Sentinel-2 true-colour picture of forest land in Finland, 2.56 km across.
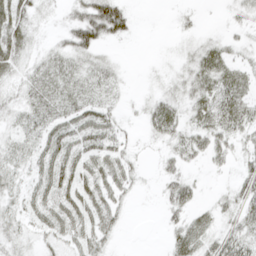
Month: April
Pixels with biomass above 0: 69%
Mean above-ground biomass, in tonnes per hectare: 23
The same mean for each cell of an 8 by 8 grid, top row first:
34 9 33 75 0 5 1 17
35 13 45 7 0 7 25 14
22 35 30 21 2 19 38 31
22 33 33 21 15 28 36 40
22 30 29 30 6 28 34 22
22 31 31 36 8 24 6 20
19 33 35 28 0 28 13 28
20 20 27 14 0 24 29 36
